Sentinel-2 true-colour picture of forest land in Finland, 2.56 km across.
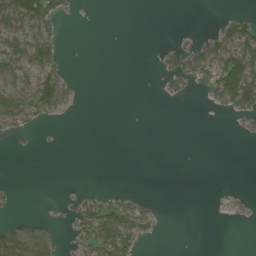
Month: July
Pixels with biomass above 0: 27%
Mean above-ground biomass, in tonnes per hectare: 23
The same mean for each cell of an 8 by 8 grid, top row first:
104 95 4 0 0 0 1 28
62 61 0 0 0 34 58 94
48 69 4 0 0 34 43 140
70 34 2 0 0 0 4 44
5 1 0 0 0 0 0 1
0 0 0 0 0 0 0 0
5 2 42 55 30 0 0 11
77 45 30 95 24 0 0 0
